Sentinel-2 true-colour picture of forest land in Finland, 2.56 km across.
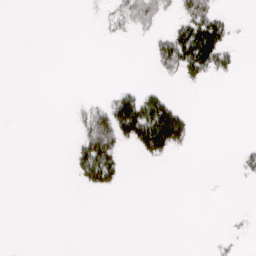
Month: March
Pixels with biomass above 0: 16%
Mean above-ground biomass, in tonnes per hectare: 17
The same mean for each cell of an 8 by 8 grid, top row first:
0 0 0 17 44 21 58 2
0 0 0 0 2 90 153 10
0 0 0 0 1 16 24 5
0 0 16 75 107 65 0 0
0 0 39 80 94 68 0 4
0 0 41 64 0 0 0 10
0 0 0 0 0 0 0 1
0 0 0 0 0 0 1 7
